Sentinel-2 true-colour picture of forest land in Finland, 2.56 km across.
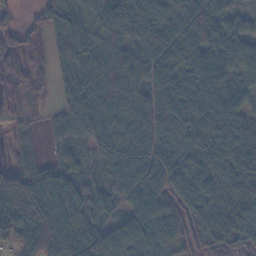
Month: November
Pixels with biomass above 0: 88%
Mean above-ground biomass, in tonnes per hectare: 74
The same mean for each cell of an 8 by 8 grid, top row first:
28 55 74 83 81 83 86 43
31 26 105 85 75 95 94 70
18 16 68 108 105 110 87 69
13 9 75 99 102 119 110 85
15 14 40 83 88 86 102 108
97 65 48 52 82 102 85 106
118 118 80 49 88 53 79 86
46 118 103 117 97 46 43 45
